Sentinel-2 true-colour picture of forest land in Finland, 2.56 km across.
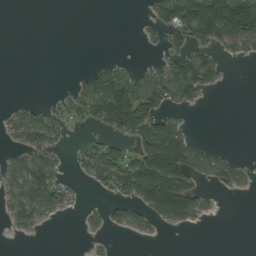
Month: September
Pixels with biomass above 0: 40%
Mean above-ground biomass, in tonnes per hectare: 44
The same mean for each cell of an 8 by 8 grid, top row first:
0 0 0 0 8 115 205 209
0 0 0 0 6 38 62 37
0 0 27 85 46 101 57 0
22 37 47 159 100 26 1 0
22 48 12 46 110 134 17 0
61 82 14 78 173 174 44 35
50 50 9 25 52 127 19 0
5 0 1 4 5 0 0 0
